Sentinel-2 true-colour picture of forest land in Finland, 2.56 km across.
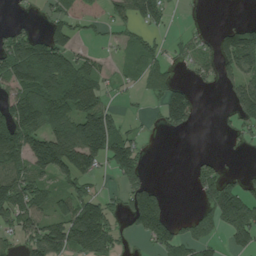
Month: July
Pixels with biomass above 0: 56%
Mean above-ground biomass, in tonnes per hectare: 81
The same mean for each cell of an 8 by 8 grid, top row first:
5 45 47 53 107 7 6 1
115 132 31 21 64 20 30 168
137 170 179 33 54 30 29 94
141 163 164 70 11 128 0 72
161 191 208 173 26 0 0 21
129 100 123 50 64 0 75 37
107 81 140 48 136 1 67 179
53 166 143 93 42 86 53 86
